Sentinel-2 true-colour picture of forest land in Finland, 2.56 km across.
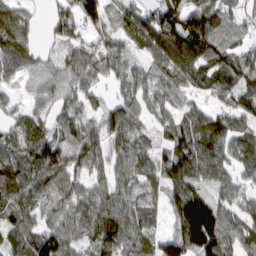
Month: March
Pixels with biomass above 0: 88%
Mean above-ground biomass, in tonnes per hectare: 70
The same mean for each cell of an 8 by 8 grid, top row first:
77 36 91 42 69 85 99 42
92 23 54 57 63 121 111 50
48 57 67 48 60 76 63 79
41 45 59 64 53 48 54 65
50 80 86 66 40 71 101 69
74 95 57 64 50 86 75 44
71 54 77 90 58 70 127 48
79 88 68 106 56 83 162 64
